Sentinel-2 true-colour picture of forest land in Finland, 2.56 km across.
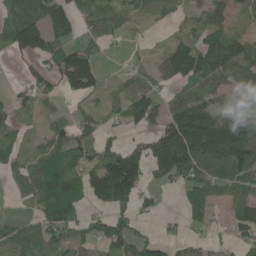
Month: June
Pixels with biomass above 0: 67%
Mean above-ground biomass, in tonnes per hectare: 79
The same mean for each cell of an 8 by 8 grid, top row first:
164 127 63 49 31 21 64 25
93 102 82 18 14 90 154 71
12 55 149 14 41 90 112 62
36 22 34 36 107 104 127 106
41 57 95 65 58 211 209 208
46 104 95 243 80 82 86 98
6 100 70 131 31 8 59 68
78 93 68 128 84 34 22 50
